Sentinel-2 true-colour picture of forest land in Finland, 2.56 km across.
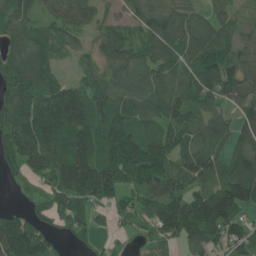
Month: June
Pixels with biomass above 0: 87%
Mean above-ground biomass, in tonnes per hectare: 84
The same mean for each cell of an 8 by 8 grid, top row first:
87 57 86 36 94 102 73 36
74 88 41 99 93 107 108 64
90 86 54 101 119 91 89 105
108 118 135 140 119 106 66 60
90 101 109 125 99 80 83 69
38 75 143 104 91 86 77 131
21 44 57 44 59 91 139 106
150 61 26 15 35 53 81 64
